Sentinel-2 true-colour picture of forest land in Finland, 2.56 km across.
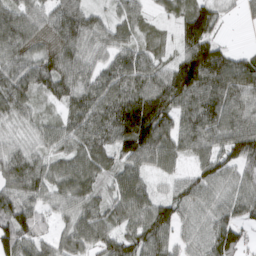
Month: March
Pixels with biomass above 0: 93%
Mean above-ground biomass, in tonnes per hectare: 75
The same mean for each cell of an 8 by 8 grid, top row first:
83 67 82 35 35 43 73 16
82 69 82 62 46 39 94 14
91 80 80 84 96 113 119 111
77 28 84 108 153 98 114 88
44 55 76 91 137 79 84 108
90 72 73 50 58 43 76 62
105 53 70 58 81 77 57 71
106 52 78 63 93 54 68 47
